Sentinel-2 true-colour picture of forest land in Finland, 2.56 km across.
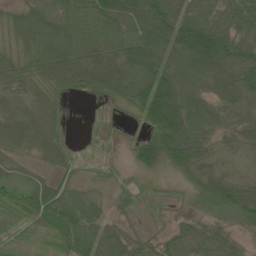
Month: June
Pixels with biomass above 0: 85%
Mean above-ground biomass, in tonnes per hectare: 63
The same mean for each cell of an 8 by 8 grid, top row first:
44 82 99 109 110 98 74 76
40 97 100 80 111 95 137 96
58 74 79 98 106 104 82 97
60 72 0 9 79 132 72 69
53 55 3 4 66 106 49 58
34 33 15 11 19 28 82 45
35 92 78 28 7 5 41 118
11 20 66 70 30 45 53 26
